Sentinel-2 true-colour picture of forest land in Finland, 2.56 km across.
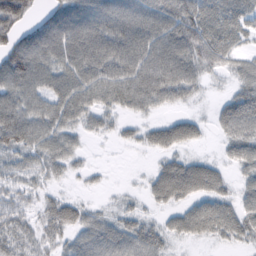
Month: February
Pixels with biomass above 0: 82%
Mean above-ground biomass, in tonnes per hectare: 51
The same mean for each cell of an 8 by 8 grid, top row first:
75 50 83 82 78 83 67 62
76 92 72 70 70 76 69 34
83 57 66 65 85 85 25 40
70 61 62 41 35 22 10 78
64 56 22 10 31 54 10 68
38 31 14 2 11 86 71 29
38 36 38 15 20 39 55 52
55 33 52 66 64 27 28 37
